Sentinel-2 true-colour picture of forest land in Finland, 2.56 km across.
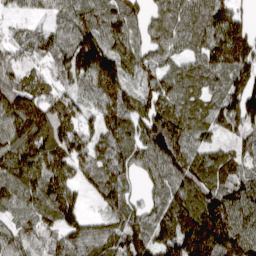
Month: March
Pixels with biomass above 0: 94%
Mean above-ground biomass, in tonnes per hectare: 105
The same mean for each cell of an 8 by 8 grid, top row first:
31 43 88 106 63 96 122 67
64 70 142 114 86 66 111 171
116 92 80 177 80 88 88 121
151 155 84 129 100 127 95 173
123 142 118 105 99 130 60 68
113 147 62 117 53 103 126 101
73 126 84 53 66 130 170 134
77 66 90 97 112 162 182 158
